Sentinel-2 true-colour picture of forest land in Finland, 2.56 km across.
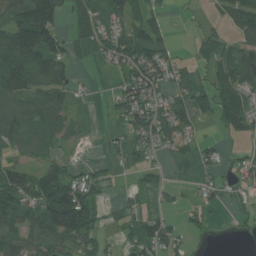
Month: July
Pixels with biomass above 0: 65%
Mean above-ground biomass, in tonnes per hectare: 56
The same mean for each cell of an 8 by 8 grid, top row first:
93 151 53 55 50 3 13 94
155 132 42 72 93 20 49 82
102 88 15 15 95 47 33 84
83 85 15 22 84 58 42 77
40 31 12 14 42 37 18 12
80 77 55 16 28 2 23 32
90 137 184 16 35 19 25 19
79 85 98 22 87 47 7 4
